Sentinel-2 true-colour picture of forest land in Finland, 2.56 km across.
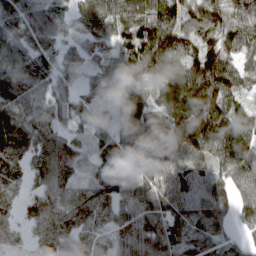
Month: March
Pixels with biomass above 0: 94%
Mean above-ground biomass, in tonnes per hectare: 82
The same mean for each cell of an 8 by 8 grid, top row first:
70 73 52 89 111 106 122 91
75 52 40 55 171 130 96 77
92 63 26 76 80 130 154 63
82 64 47 48 105 166 166 67
98 74 44 86 107 129 132 137
65 63 43 95 61 84 61 101
29 61 79 65 76 71 71 84
26 60 55 42 112 81 71 45
